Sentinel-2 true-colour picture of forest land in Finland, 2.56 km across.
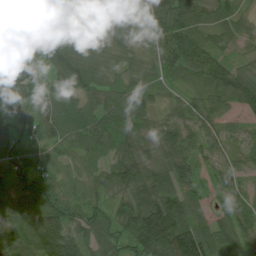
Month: July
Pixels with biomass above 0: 94%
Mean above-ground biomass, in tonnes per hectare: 66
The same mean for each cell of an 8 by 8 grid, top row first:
103 34 36 24 41 87 42 35
77 69 43 35 28 101 65 23
68 57 88 35 38 29 72 68
35 79 105 88 57 41 66 113
39 48 71 62 57 83 51 26
64 51 43 64 83 93 34 57
83 119 54 55 120 91 39 60
95 139 85 58 120 135 97 75
